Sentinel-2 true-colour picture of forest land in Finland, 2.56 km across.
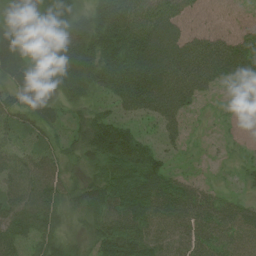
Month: July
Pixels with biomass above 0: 85%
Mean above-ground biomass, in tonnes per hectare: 63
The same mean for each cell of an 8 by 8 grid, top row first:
18 47 54 124 93 67 27 19
45 51 128 115 126 78 77 72
51 44 92 105 135 92 66 51
53 53 30 47 71 67 9 19
44 37 49 152 66 32 9 18
68 64 21 95 123 40 10 19
74 48 45 86 94 72 59 39
68 53 25 111 91 58 56 53
